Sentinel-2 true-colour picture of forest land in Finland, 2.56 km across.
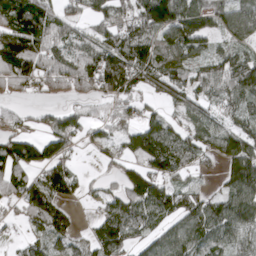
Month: April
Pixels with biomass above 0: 77%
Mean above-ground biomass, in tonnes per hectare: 75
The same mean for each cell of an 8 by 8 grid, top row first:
99 81 40 63 102 158 70 84
129 81 75 102 112 114 54 61
92 42 62 136 82 81 82 114
29 34 50 41 41 38 54 64
99 84 31 40 121 95 59 126
86 81 29 27 94 50 20 128
40 131 13 84 100 79 93 120
16 72 39 106 49 87 81 79
